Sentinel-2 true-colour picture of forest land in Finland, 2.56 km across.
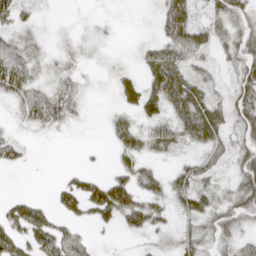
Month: April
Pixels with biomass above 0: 70%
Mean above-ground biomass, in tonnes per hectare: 33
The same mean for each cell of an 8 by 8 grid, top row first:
38 5 5 6 4 70 29 49
38 14 16 6 21 55 35 63
69 23 19 14 32 66 37 62
19 60 16 12 33 52 55 73
21 2 4 20 35 34 42 43
0 0 23 29 35 25 34 57
32 22 35 74 67 28 36 66
44 52 30 4 16 26 42 40
